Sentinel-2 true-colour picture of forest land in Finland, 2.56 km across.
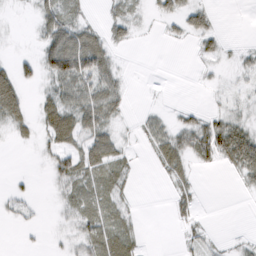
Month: February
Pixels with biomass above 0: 50%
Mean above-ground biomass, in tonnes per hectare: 18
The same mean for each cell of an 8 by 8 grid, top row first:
2 34 13 14 6 22 19 0
2 47 75 22 0 2 15 6
44 27 52 30 0 0 4 9
44 39 48 30 7 7 12 11
8 23 30 33 10 42 50 57
4 12 32 21 0 20 1 16
11 2 24 16 1 15 0 0
1 3 20 26 6 3 12 4
